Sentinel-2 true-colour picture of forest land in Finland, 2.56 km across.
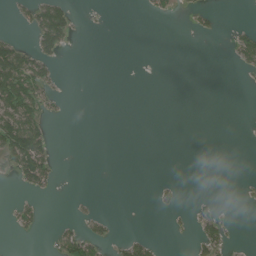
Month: June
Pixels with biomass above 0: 16%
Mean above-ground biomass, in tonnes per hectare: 20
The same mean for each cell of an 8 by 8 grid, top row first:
13 100 7 1 4 9 13 0
73 62 1 0 0 0 0 45
131 51 0 0 0 0 0 3
119 34 0 0 0 0 0 0
154 56 0 0 0 0 0 0
43 56 0 0 0 1 0 1
25 4 6 0 0 17 17 2
4 7 81 27 34 1 53 3
